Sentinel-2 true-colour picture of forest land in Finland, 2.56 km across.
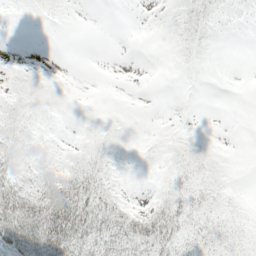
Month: May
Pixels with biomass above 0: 58%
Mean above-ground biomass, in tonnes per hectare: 15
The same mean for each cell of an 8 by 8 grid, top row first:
4 6 0 0 0 7 12 3
0 0 0 0 0 9 5 0
11 9 0 0 0 2 1 2
21 14 9 7 3 1 0 0
17 5 15 21 11 18 11 1
19 21 29 15 3 15 23 6
49 62 55 29 13 24 20 14
50 72 48 42 39 27 24 19
